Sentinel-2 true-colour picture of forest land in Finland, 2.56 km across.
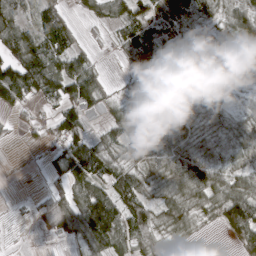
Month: March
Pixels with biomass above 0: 79%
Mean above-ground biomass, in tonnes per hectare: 56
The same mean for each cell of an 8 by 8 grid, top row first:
85 62 23 57 72 83 44 63
86 83 34 18 79 44 20 24
115 95 103 11 79 114 37 7
25 21 78 31 69 45 68 31
5 24 79 58 76 74 59 59
1 23 79 64 54 99 103 49
5 45 94 104 72 73 53 133
3 7 57 95 58 20 1 54
